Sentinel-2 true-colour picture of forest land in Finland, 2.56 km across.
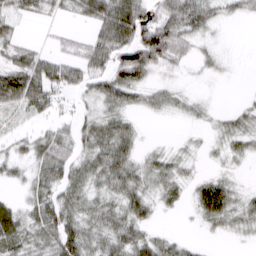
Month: March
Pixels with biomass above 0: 71%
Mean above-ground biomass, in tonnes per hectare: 34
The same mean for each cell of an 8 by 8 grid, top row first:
39 20 29 93 61 73 44 18
33 14 31 71 94 57 12 1
81 69 41 54 29 7 6 1
32 32 23 36 17 13 8 16
16 51 33 72 11 5 8 22
17 49 41 52 30 28 18 6
28 59 40 33 37 16 63 30
48 39 64 46 38 22 5 5
